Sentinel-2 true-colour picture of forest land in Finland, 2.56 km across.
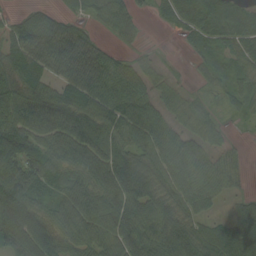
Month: August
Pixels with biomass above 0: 86%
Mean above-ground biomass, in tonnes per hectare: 74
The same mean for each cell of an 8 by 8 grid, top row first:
34 52 27 85 19 51 92 75
100 90 91 35 15 3 35 52
92 78 91 79 53 16 27 46
97 121 112 93 92 47 34 31
103 88 117 86 82 73 49 11
131 75 84 123 102 78 62 24
129 64 114 102 104 86 35 53
90 96 86 90 101 125 83 113
